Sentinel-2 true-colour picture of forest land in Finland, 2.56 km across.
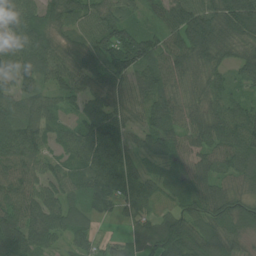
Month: July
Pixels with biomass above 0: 94%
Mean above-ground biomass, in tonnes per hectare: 70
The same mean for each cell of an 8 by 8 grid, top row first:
80 60 70 64 31 92 96 117
56 73 67 87 82 81 102 66
71 59 66 73 69 67 67 46
69 62 57 93 58 75 72 75
104 57 73 105 40 54 75 99
79 64 73 106 54 43 69 65
83 91 47 60 48 39 76 69
81 67 47 22 67 100 73 44
